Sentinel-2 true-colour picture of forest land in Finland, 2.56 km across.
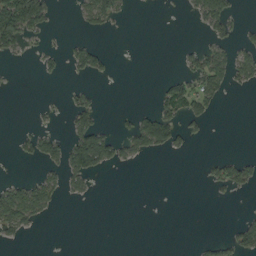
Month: September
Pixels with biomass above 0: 22%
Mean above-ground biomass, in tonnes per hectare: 21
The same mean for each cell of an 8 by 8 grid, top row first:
154 43 21 41 0 1 55 11
35 11 27 5 0 4 31 28
1 8 8 5 0 29 59 29
0 5 40 2 24 47 29 0
13 49 71 49 57 34 3 0
7 26 43 2 0 0 13 43
83 30 0 0 0 0 0 1
11 0 0 0 0 0 10 39
